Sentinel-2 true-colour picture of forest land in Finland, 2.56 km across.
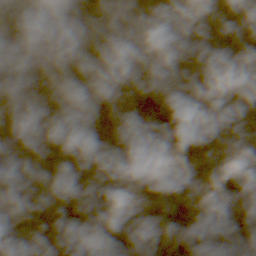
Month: November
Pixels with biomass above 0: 93%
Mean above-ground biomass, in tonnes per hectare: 120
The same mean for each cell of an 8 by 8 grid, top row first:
127 82 104 83 58 89 157 182
121 95 106 116 121 139 154 131
157 103 107 157 147 142 112 144
98 111 137 105 179 191 164 107
99 104 112 58 37 101 114 165
145 114 87 101 102 114 149 99
100 69 120 131 119 119 126 106
117 74 150 151 122 141 143 188
